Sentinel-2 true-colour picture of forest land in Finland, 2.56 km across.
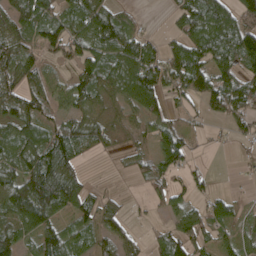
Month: April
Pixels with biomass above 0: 72%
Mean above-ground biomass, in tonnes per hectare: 63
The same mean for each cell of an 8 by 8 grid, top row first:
81 80 93 88 10 53 121 99
68 70 75 94 81 66 99 126
68 40 70 71 122 80 97 97
78 39 55 30 66 26 42 75
74 94 78 25 24 88 10 16
89 133 53 3 32 37 23 6
118 112 65 33 11 48 47 19
87 73 57 52 16 83 40 44
